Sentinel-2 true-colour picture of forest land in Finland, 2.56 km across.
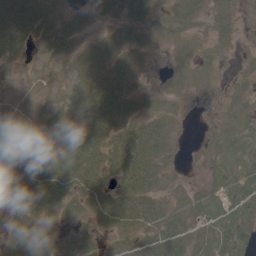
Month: May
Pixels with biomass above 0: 72%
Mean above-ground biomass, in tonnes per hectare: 23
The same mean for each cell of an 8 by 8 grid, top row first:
45 24 15 17 24 23 18 10
28 21 18 28 11 8 7 4
1 3 30 27 2 7 7 4
1 14 37 44 18 7 1 9
6 42 48 37 42 6 5 20
25 57 43 29 36 5 9 25
26 33 27 62 48 14 24 26
34 21 41 18 41 39 21 27
